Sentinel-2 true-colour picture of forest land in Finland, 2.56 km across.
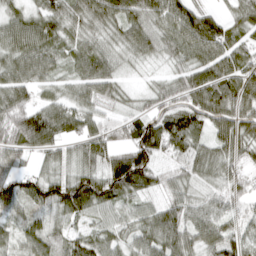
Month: April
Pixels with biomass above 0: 93%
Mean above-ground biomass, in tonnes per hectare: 69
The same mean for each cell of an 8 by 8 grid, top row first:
52 79 74 72 78 100 67 65
71 68 55 41 59 68 102 82
74 50 59 63 19 51 71 92
94 68 65 31 47 88 106 93
89 76 64 69 127 78 58 84
83 65 90 137 123 45 49 53
51 72 100 53 41 65 48 42
41 53 58 45 57 78 64 68
